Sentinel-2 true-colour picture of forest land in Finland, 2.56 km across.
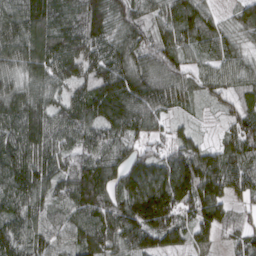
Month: March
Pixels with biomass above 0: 96%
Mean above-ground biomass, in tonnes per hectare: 105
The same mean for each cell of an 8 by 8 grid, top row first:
122 155 113 112 81 122 68 79
123 146 109 91 99 103 76 60
89 100 80 136 134 108 76 79
127 101 107 119 121 48 27 82
126 114 91 104 69 85 50 122
134 111 144 113 125 165 158 101
91 84 123 108 200 146 128 50
99 86 103 129 130 91 63 60
